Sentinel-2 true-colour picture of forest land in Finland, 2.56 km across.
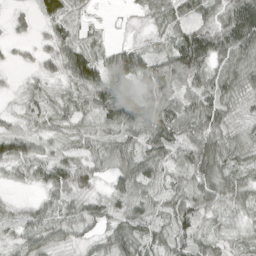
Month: April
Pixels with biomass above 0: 88%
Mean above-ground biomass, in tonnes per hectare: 46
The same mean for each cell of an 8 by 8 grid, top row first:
15 53 21 2 18 56 40 105
11 29 65 29 30 72 97 84
7 31 81 88 70 57 60 56
19 36 34 82 85 67 66 17
70 20 29 43 51 66 77 41
25 53 48 36 53 30 81 46
15 37 42 33 35 60 49 34
22 25 23 55 56 50 40 21
